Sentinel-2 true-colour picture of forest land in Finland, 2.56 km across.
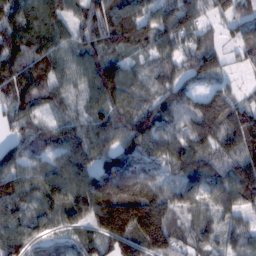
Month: February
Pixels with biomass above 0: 93%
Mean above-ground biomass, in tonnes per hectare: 99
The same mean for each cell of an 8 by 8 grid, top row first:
105 95 75 124 84 121 61 93
111 99 79 64 54 74 85 66
109 103 71 151 55 84 82 17
73 44 49 92 72 82 147 104
81 85 123 96 104 88 95 116
117 110 131 147 114 66 98 109
103 88 147 249 250 102 61 92
111 61 76 156 185 109 60 60
